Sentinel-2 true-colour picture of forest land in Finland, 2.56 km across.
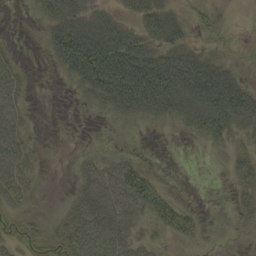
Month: September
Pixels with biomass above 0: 55%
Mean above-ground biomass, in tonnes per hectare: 28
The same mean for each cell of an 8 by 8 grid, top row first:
0 38 46 23 39 22 12 0
3 30 96 73 45 44 13 5
21 1 51 89 92 85 83 25
23 0 5 28 40 40 69 75
33 1 0 1 0 0 15 15
31 1 17 33 33 0 0 24
22 1 24 29 39 34 1 16
32 33 46 38 11 15 3 2
